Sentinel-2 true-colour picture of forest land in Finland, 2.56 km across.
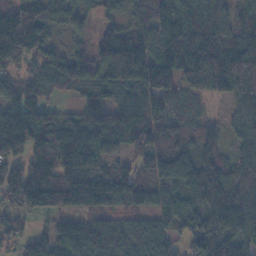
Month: November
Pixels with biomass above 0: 89%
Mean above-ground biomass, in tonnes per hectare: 102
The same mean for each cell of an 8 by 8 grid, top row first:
101 82 64 49 82 108 89 76
154 91 61 176 122 146 153 156
66 81 132 114 136 106 150 178
58 57 94 117 91 60 19 64
127 154 172 81 87 84 91 72
86 150 176 112 56 139 176 99
66 118 99 59 67 86 108 133
47 65 101 95 101 59 121 133
